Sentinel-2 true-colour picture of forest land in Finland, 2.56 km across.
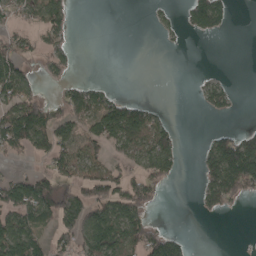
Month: April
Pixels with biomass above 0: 43%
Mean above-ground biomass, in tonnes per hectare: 54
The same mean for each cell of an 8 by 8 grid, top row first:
47 110 1 0 2 15 112 0
76 56 4 0 0 6 0 0
112 26 23 4 0 0 18 0
107 75 88 118 71 1 27 4
88 94 84 81 91 55 42 121
48 73 73 73 71 31 73 174
106 115 129 105 70 0 35 10
109 46 81 117 103 55 0 0
